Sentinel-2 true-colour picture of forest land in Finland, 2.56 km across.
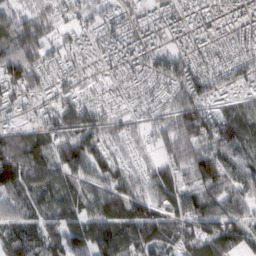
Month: February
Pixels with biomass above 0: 90%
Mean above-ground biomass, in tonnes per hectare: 80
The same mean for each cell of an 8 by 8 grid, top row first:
70 65 47 55 71 80 85 93
113 64 73 83 75 61 60 74
88 64 53 53 50 80 98 84
46 60 132 48 46 102 96 65
85 74 108 57 33 107 106 89
117 87 88 85 57 86 110 87
69 58 86 96 85 114 91 90
84 76 101 96 95 77 94 64
